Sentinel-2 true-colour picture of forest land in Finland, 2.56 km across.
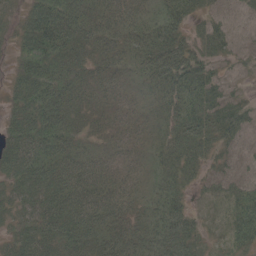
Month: May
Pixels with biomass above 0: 92%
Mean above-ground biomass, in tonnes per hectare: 50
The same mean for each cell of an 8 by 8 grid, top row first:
32 106 70 47 40 59 34 25
37 90 67 42 57 64 43 24
46 81 48 27 32 67 52 13
51 103 44 24 17 50 54 42
67 80 35 20 19 53 43 25
74 86 74 36 27 51 24 31
47 77 85 51 34 51 18 56
48 66 65 58 49 73 17 42
